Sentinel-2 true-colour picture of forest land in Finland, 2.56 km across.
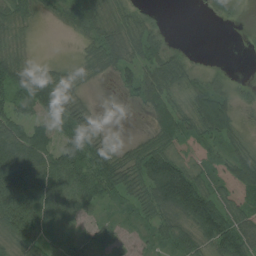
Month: August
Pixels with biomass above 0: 79%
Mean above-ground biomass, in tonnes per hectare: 54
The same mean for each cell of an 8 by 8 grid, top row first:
48 13 67 43 29 0 11 15
22 0 17 71 57 17 0 2
69 62 34 23 78 57 37 14
60 66 47 1 19 59 112 32
71 58 86 27 45 59 76 34
80 74 96 86 93 160 54 127
127 59 50 18 48 121 131 83
62 62 31 37 16 62 73 85
